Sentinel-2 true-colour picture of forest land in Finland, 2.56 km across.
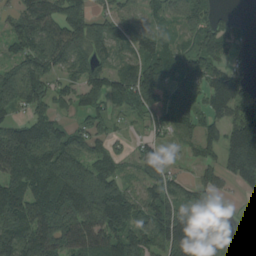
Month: August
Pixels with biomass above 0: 82%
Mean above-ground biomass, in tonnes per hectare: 101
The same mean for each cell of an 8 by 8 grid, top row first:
63 134 131 68 54 57 74 9
76 155 112 87 85 68 113 22
140 88 82 100 158 121 101 83
70 77 51 57 81 134 77 103
177 169 91 54 60 26 71 164
130 147 177 107 77 44 46 117
138 155 176 183 94 103 99 6
137 165 137 119 101 164 146 67
